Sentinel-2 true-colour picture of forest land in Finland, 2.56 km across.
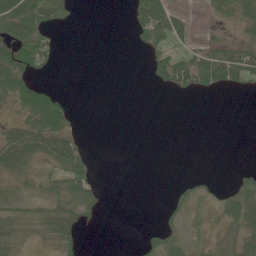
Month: June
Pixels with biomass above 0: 41%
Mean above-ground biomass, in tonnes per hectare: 22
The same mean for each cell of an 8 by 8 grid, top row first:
79 56 3 0 54 29 8 36
65 46 0 0 18 24 29 31
63 15 0 0 6 59 49 38
17 82 4 0 0 0 0 0
58 49 24 0 0 0 0 0
25 20 59 0 0 2 12 22
25 27 35 2 0 24 10 41
29 19 19 0 14 27 12 47
